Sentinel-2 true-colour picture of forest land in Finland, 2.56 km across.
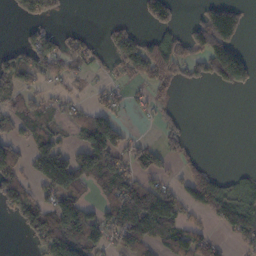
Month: October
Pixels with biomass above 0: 49%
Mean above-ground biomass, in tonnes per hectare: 77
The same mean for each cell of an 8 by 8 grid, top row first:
31 77 0 7 58 53 113 88
41 101 74 70 66 89 177 74
97 58 28 35 71 45 92 124
75 53 47 69 18 19 0 0
82 92 76 157 58 65 0 0
102 164 130 144 76 43 98 32
85 97 121 118 208 100 117 112
3 130 160 66 128 110 72 53
